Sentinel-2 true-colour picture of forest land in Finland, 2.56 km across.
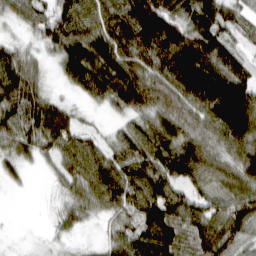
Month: March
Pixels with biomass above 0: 91%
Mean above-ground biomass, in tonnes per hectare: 78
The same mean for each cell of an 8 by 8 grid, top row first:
58 73 92 90 121 80 103 56
49 54 101 104 106 134 122 48
95 23 83 103 93 121 142 108
100 82 21 37 84 94 94 174
73 65 70 50 104 102 84 104
25 18 83 101 107 94 89 85
0 8 62 69 85 84 72 101
3 12 14 55 97 80 95 79
